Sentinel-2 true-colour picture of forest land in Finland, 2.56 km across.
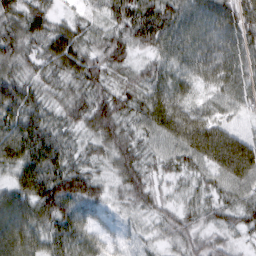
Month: March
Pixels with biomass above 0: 98%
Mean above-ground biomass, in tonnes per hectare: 63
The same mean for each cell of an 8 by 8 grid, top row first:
63 49 34 65 103 82 77 86
66 61 65 84 52 78 72 75
67 54 67 53 60 64 57 74
82 52 64 81 71 85 53 38
106 87 38 67 43 68 113 83
61 100 72 38 55 34 50 88
80 84 60 27 41 39 46 57
88 67 62 27 28 42 46 23
